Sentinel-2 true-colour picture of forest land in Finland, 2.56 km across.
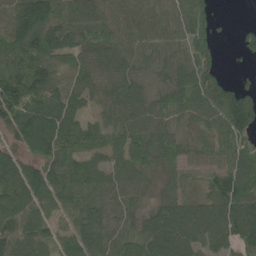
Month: June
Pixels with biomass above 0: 89%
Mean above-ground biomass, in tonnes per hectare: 84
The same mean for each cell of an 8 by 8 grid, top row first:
113 144 90 58 70 61 38 1
130 144 92 84 71 71 38 33
123 103 76 91 64 99 80 17
118 123 66 64 84 78 92 165
50 83 60 44 99 78 40 78
123 108 94 69 42 35 43 109
126 70 77 62 62 90 90 116
137 64 90 99 113 147 79 97
